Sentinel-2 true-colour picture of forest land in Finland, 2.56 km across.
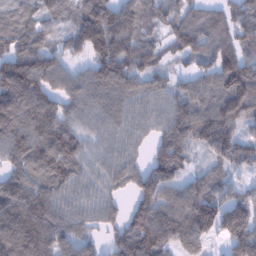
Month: January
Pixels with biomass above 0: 89%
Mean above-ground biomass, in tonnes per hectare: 91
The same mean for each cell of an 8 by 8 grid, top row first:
55 52 89 136 64 74 73 95
86 70 74 139 88 50 89 112
167 97 74 123 74 46 80 192
115 93 73 75 59 94 107 134
61 94 79 60 35 111 91 97
77 83 69 63 89 90 72 50
108 97 65 44 118 105 145 134
120 105 78 51 149 97 74 152
